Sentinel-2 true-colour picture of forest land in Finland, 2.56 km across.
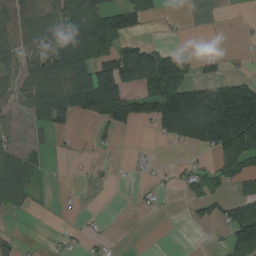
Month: August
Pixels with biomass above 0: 46%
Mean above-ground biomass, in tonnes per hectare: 59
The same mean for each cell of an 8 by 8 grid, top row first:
92 57 110 110 39 5 0 2
72 91 100 66 103 40 1 4
56 97 132 156 117 120 58 43
28 90 85 117 95 208 222 230
19 16 6 13 2 44 129 151
100 9 2 5 8 19 60 73
33 4 3 0 12 2 54 68
29 9 15 8 0 0 3 110
